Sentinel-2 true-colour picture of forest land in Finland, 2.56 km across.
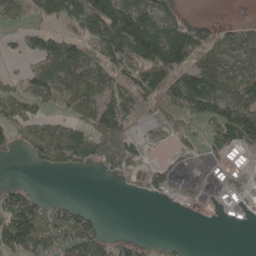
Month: May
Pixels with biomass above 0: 56%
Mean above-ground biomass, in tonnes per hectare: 65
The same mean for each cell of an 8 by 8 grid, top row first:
42 91 161 226 112 60 9 7
19 86 77 154 191 211 77 80
24 74 85 70 119 108 125 95
47 29 66 113 31 41 101 138
43 84 95 140 31 28 45 79
0 5 8 30 26 20 6 22
122 53 30 0 0 5 5 24
142 95 117 45 15 5 0 0
